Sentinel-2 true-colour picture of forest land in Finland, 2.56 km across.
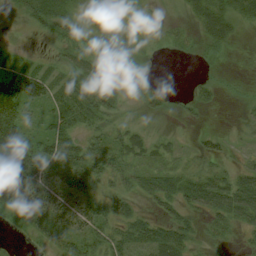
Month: August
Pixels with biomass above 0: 70%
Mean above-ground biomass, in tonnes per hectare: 30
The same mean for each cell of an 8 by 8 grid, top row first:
15 57 21 19 8 4 49 31
6 11 29 33 11 7 18 3
75 36 39 36 11 0 11 10
51 24 54 23 12 7 7 8
89 40 42 36 26 9 18 7
114 45 57 35 25 38 35 34
45 47 48 45 12 26 39 57
4 25 43 50 45 45 13 10
